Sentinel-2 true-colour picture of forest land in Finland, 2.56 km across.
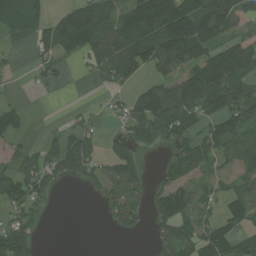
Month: July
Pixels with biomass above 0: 63%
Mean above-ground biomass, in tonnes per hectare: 76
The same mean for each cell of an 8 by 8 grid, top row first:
139 66 130 90 181 204 154 89
21 89 121 114 126 168 108 121
7 31 8 59 44 99 162 100
77 0 21 31 119 110 59 111
44 37 96 47 64 47 75 64
102 83 54 87 53 53 35 58
64 24 0 70 63 129 36 73
145 1 0 1 3 109 98 75
